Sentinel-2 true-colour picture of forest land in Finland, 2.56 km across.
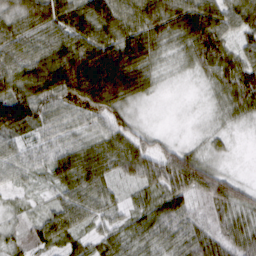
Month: March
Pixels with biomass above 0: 96%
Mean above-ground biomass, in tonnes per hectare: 59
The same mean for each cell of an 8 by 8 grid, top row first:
68 89 73 84 77 81 97 64
61 71 110 102 91 35 89 44
73 111 157 150 58 12 33 78
134 72 71 65 14 6 13 42
49 48 48 56 43 33 23 6
32 37 76 46 63 94 74 21
16 31 58 37 40 68 33 54
21 52 33 48 51 62 67 60
